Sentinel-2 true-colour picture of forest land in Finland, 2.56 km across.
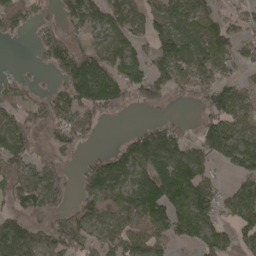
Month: April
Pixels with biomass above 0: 68%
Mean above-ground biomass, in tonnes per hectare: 89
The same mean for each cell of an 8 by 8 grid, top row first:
134 29 103 74 77 111 84 59
1 96 87 96 51 142 131 80
32 15 206 141 95 65 85 53
57 74 84 39 11 4 80 78
112 40 43 22 124 104 118 127
115 125 49 147 120 201 64 85
74 80 61 76 143 157 115 114
162 94 97 95 85 75 112 64
